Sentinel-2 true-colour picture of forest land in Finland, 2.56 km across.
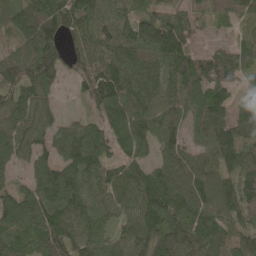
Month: May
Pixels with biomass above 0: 95%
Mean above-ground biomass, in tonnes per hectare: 116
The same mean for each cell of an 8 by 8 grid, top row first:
105 155 139 104 94 118 59 74
84 144 84 110 156 184 79 88
121 111 71 168 143 137 145 70
117 72 28 132 114 106 149 86
124 93 159 96 91 122 123 136
51 129 131 88 95 144 134 146
135 152 116 89 145 123 142 133
102 129 123 91 151 138 125 95
